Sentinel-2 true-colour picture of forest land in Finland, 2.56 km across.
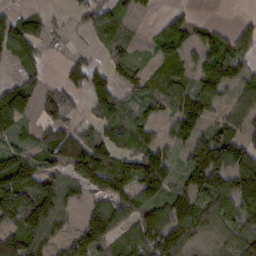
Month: February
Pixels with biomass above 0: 72%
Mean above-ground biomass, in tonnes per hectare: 78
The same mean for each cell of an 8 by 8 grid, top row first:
43 39 47 74 17 36 5 11
101 22 17 56 16 94 84 78
59 26 82 86 59 87 89 61
154 64 26 101 51 74 86 76
47 90 123 93 64 58 60 92
179 97 88 154 124 44 104 168
161 129 40 93 101 100 81 116
112 67 81 65 138 109 32 79
